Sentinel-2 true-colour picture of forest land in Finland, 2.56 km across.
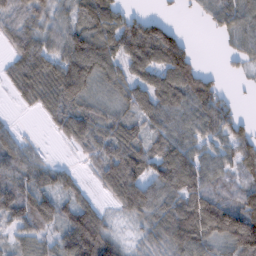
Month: February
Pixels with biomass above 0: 80%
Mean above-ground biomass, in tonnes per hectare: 80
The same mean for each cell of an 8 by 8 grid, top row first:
63 55 77 106 44 8 37 95
68 71 113 104 147 136 0 45
71 111 127 77 81 140 67 8
9 54 87 55 86 90 111 26
63 6 56 97 79 91 63 86
78 58 26 103 107 134 79 60
98 85 84 29 106 113 178 127
39 47 152 66 35 125 111 166
